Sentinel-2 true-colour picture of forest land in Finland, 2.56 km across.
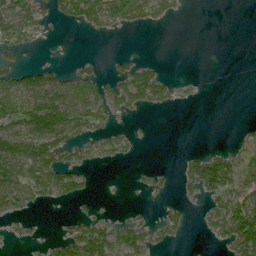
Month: June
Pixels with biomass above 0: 41%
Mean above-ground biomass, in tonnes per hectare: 58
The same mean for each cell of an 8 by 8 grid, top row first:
171 72 111 159 126 38 0 0
81 10 0 0 0 0 0 0
82 90 89 53 108 30 3 0
124 179 152 89 36 11 0 0
144 152 81 79 6 0 3 20
125 120 58 1 15 24 150 78
74 23 13 7 14 29 51 94
24 21 124 125 95 28 22 101
